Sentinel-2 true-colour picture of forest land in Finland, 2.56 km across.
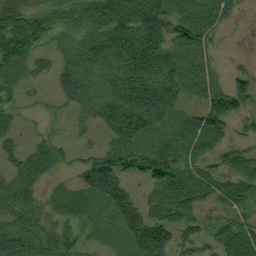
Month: September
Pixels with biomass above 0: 81%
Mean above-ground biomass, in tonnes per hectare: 51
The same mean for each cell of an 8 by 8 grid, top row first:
80 54 45 99 107 77 71 16
75 20 38 61 90 56 33 2
18 19 54 45 79 53 36 44
17 5 21 57 86 55 82 55
24 27 14 51 61 63 75 38
33 20 27 74 41 75 71 78
32 29 39 67 57 86 34 45
81 60 41 39 95 53 28 81
